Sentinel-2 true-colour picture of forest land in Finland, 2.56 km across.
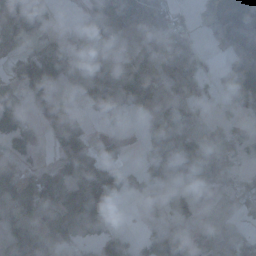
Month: November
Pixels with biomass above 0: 60%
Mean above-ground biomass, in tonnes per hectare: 73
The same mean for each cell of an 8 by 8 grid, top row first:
130 48 26 88 110 49 35 22
56 64 84 56 107 90 10 41
55 144 50 101 97 85 14 96
102 100 75 52 32 23 7 46
102 30 122 54 26 67 163 58
130 47 180 103 61 60 128 40
117 77 171 81 25 58 18 28
151 121 45 50 45 28 91 105
